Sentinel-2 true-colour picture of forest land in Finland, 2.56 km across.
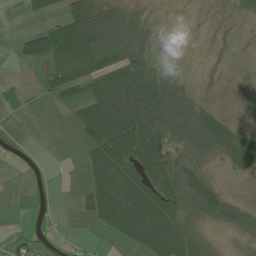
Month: June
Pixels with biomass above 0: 55%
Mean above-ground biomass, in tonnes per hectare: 52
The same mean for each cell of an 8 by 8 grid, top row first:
1 38 105 53 18 3 1 12
19 89 146 90 41 1 0 3
5 35 77 102 111 39 1 3
7 2 68 183 155 109 54 8
11 0 25 145 135 62 80 81
1 7 11 126 97 91 39 19
0 9 24 130 125 87 77 39
29 10 10 24 98 120 20 12
